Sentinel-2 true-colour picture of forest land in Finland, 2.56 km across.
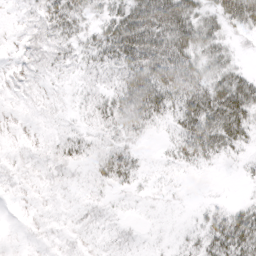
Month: April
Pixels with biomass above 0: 69%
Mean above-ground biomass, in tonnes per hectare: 24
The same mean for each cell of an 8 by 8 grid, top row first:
4 31 30 36 77 80 38 67
3 18 22 50 75 71 42 8
3 7 8 17 61 61 44 41
1 5 7 31 51 35 68 63
1 7 19 17 6 23 51 29
4 7 5 30 8 5 2 4
0 3 6 5 2 2 10 21
0 3 4 7 3 5 33 58
